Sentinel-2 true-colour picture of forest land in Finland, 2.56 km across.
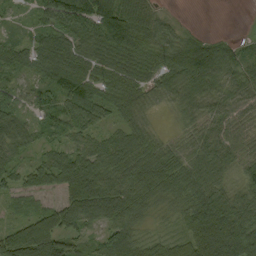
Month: September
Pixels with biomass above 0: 90%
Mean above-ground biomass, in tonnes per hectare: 68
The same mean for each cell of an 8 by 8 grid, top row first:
18 92 106 121 85 11 0 0
57 75 58 86 77 74 96 34
35 59 94 64 57 90 111 65
47 45 94 57 49 35 54 47
68 33 46 57 68 36 68 47
51 64 116 79 96 81 71 41
34 55 120 114 52 33 115 73
111 133 44 88 32 43 139 122
